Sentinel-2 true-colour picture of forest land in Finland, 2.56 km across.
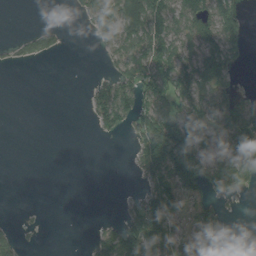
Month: August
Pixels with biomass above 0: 46%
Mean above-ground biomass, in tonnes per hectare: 43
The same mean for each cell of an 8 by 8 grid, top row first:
0 0 19 55 111 63 72 42
12 32 0 44 76 59 80 43
0 0 0 46 77 76 73 13
0 0 1 105 81 79 81 89
0 0 0 2 87 157 63 80
0 0 0 0 54 123 104 86
1 2 0 0 80 62 46 3
34 0 0 81 137 60 70 0
